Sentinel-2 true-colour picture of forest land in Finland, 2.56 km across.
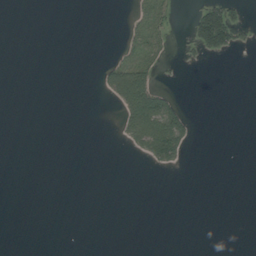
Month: August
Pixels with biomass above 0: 11%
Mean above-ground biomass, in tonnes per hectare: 10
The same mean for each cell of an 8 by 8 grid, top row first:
0 0 0 0 10 8 94 20
0 0 0 3 17 3 71 22
0 0 0 45 61 2 0 0
0 0 0 3 103 53 0 0
0 0 0 1 50 77 0 0
0 0 0 0 0 1 0 0
0 0 0 0 0 0 0 0
0 0 0 0 0 0 0 0
